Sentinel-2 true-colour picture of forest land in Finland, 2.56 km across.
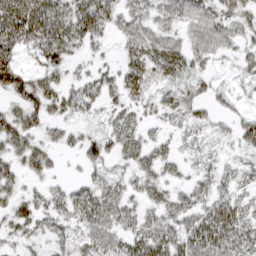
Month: March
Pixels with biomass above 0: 77%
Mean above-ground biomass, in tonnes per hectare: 38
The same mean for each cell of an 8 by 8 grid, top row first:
76 71 61 42 42 46 50 43
57 65 30 10 57 41 51 30
65 44 25 29 46 37 23 19
45 46 30 26 22 35 23 23
56 37 42 37 32 18 18 29
41 32 20 26 32 16 26 19
32 34 49 45 27 37 40 34
19 24 31 43 51 45 61 48
